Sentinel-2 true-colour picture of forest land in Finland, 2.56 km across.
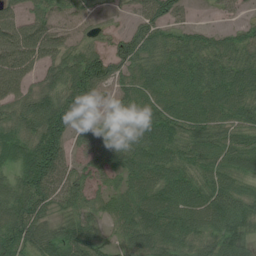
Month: July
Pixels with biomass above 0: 88%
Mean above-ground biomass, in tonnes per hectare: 66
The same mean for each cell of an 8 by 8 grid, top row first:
50 63 35 18 53 36 6 16
84 74 52 51 77 62 56 60
69 46 107 66 71 80 88 76
61 95 87 38 77 81 82 70
83 102 30 75 90 71 84 69
59 90 43 43 77 74 68 65
78 46 48 49 85 95 98 73
72 59 87 37 78 77 61 67
